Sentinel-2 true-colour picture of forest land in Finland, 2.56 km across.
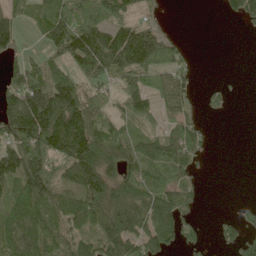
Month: June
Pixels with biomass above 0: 67%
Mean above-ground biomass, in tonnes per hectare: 84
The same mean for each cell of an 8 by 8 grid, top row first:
57 92 148 119 22 1 0 53
52 62 150 114 138 80 0 0
89 161 97 63 86 75 8 2
144 225 159 73 68 52 30 0
123 152 210 161 105 113 24 0
126 122 140 108 121 83 5 0
104 103 100 174 144 109 3 17
82 96 54 127 106 72 21 70
